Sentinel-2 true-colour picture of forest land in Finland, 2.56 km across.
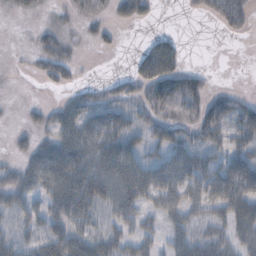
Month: October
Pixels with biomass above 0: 55%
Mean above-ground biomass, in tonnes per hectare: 29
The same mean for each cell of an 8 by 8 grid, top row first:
7 6 18 14 17 0 13 25
1 22 5 6 21 29 0 0
0 18 8 12 43 44 11 0
1 16 40 44 28 32 36 32
10 28 56 57 27 38 35 33
28 57 63 69 59 60 39 73
27 36 53 38 39 43 36 64
21 41 43 30 32 22 37 40
